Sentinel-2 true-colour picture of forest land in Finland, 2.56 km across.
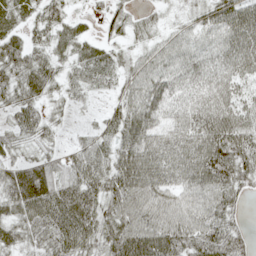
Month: May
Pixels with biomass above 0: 88%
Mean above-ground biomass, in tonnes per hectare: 55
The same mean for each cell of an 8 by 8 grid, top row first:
22 48 16 33 20 16 58 79
53 44 42 28 30 54 55 74
61 54 43 35 64 59 60 47
45 31 8 35 74 53 69 58
41 34 28 51 77 67 88 74
59 92 77 72 79 61 95 70
54 74 84 56 73 68 69 24
41 55 61 64 88 74 73 41
